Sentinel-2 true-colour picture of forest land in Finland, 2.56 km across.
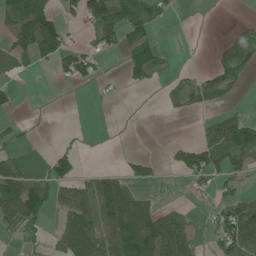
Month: June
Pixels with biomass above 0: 42%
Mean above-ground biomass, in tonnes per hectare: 40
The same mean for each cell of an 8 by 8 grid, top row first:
108 96 44 84 76 5 1 1
65 79 29 32 68 2 3 47
15 1 37 4 31 14 52 22
13 1 0 0 0 11 17 18
20 2 7 0 0 18 69 87
98 57 39 36 29 6 42 33
106 56 88 78 61 18 10 68
8 23 140 77 127 94 10 94
